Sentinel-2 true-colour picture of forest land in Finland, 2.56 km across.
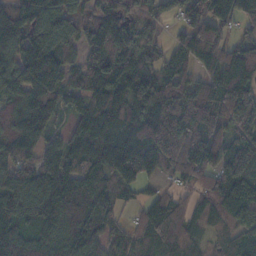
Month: November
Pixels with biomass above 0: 91%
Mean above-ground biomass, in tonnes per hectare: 118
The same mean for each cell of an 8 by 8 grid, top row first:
120 164 108 142 103 50 115 75
130 210 87 172 104 72 147 82
126 144 68 162 115 98 78 122
127 115 94 143 130 167 150 144
119 60 111 126 136 218 164 143
129 128 137 103 50 67 84 129
129 146 214 101 71 106 87 125
131 129 147 61 86 118 46 91
